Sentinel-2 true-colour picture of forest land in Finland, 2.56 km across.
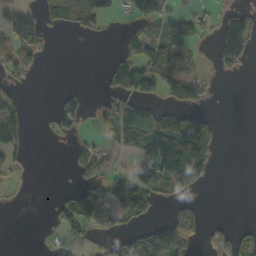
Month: October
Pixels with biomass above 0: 38%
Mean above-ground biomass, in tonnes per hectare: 43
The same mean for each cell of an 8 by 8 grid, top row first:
58 41 69 26 74 54 30 42
105 33 0 5 89 92 7 86
44 0 0 68 107 91 34 5
54 8 47 44 38 51 16 0
41 2 24 20 90 135 62 0
16 0 42 57 71 92 48 0
4 9 106 103 65 31 4 0
0 10 19 30 80 126 26 38
